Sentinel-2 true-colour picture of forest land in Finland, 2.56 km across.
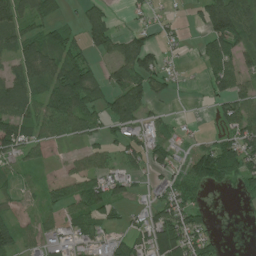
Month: July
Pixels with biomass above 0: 62%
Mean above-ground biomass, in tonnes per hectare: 52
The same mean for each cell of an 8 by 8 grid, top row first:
75 38 30 34 21 12 98 113
67 74 45 71 95 15 55 70
80 74 100 64 82 24 42 59
90 81 96 69 53 9 8 74
87 44 31 38 60 38 28 81
30 13 54 52 28 51 63 55
17 29 63 54 25 83 20 8
66 35 48 28 49 116 45 0
